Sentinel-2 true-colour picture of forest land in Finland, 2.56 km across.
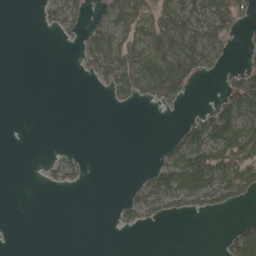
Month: April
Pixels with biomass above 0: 35%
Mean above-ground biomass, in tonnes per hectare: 28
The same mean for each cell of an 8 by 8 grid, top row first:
0 19 29 45 66 68 68 43
0 0 23 70 59 74 71 8
0 0 2 58 75 90 11 56
0 0 0 2 1 4 36 87
0 1 1 0 0 31 93 94
0 8 18 0 11 82 85 86
0 0 0 4 46 34 43 18
0 0 0 0 0 0 0 56
